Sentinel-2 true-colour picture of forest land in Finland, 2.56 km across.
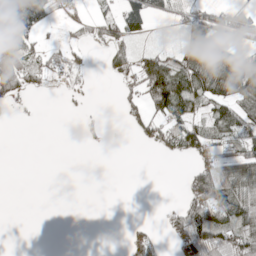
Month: May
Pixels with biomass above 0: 43%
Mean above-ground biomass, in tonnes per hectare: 34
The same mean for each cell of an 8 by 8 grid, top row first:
105 21 13 27 67 13 53 44
65 22 17 40 20 24 76 28
83 20 7 12 91 110 114 103
4 0 7 0 39 76 36 59
0 0 4 2 18 57 51 43
0 0 0 0 0 0 74 103
0 0 0 0 0 25 104 71
0 0 0 0 39 49 91 60
